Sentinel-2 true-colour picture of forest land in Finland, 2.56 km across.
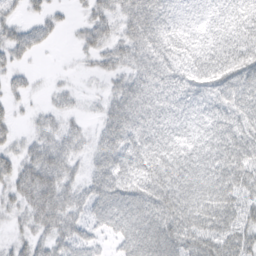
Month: March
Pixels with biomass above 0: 82%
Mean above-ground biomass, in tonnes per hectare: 48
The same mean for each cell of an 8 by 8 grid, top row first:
19 29 12 42 72 33 29 45
47 13 24 43 62 43 43 55
24 4 5 27 51 46 55 68
16 19 11 49 60 41 49 62
25 45 26 52 55 48 58 70
58 88 29 63 57 63 71 69
31 89 45 73 80 81 71 56
24 42 47 32 86 78 72 65
